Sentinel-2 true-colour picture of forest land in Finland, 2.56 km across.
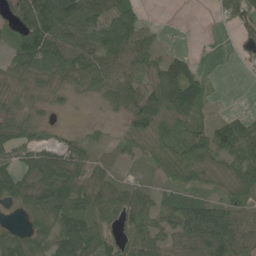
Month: June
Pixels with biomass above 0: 79%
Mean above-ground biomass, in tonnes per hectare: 60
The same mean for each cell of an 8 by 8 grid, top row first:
62 128 98 81 31 0 2 58
71 116 77 83 66 10 4 17
41 37 41 63 55 98 25 1
38 24 5 22 97 88 20 17
57 39 32 32 53 68 81 96
90 112 68 47 13 58 44 66
31 125 84 72 71 95 98 58
82 70 108 52 88 51 108 85
